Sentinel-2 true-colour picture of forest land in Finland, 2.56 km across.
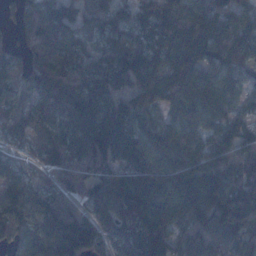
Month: November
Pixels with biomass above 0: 93%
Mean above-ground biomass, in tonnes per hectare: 97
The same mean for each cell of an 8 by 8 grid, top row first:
67 121 81 85 73 116 109 68
64 126 53 68 79 116 111 115
86 113 82 84 113 99 77 69
68 81 98 92 78 70 93 60
33 64 93 122 87 117 90 95
72 50 61 100 147 159 124 89
109 91 59 110 184 162 131 150
94 109 149 85 116 97 126 120
